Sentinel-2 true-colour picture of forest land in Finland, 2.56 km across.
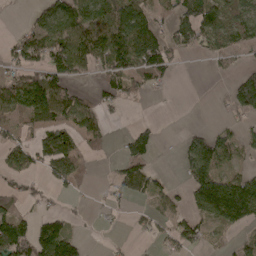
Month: May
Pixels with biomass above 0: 53%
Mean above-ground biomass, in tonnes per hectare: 66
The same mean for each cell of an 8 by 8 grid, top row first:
0 84 125 141 115 67 102 83
56 102 122 147 154 55 51 51
80 107 38 66 73 13 3 64
101 129 92 21 2 1 1 56
68 113 53 13 74 10 96 59
55 38 49 21 78 11 136 64
53 20 7 20 18 39 138 189
158 149 40 4 7 59 29 28
